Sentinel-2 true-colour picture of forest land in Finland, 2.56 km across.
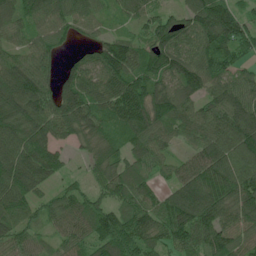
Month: June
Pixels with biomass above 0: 92%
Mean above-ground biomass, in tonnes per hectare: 98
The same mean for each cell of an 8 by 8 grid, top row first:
97 90 66 36 69 55 139 82
69 80 33 121 80 116 113 100
148 94 111 110 124 109 114 73
127 119 129 104 124 111 85 116
116 108 55 75 101 51 107 143
151 95 25 94 79 79 150 147
110 69 97 85 100 133 140 116
86 43 74 134 98 90 104 82
